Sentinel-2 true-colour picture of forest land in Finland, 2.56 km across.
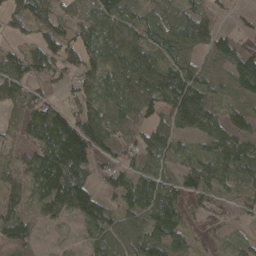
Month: April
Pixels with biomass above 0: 83%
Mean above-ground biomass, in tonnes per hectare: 63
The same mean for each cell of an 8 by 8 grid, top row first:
56 52 44 77 48 68 50 13
28 78 69 67 61 74 52 45
86 56 55 74 97 93 58 77
36 85 74 59 64 97 103 40
44 94 155 73 66 36 54 72
45 90 75 46 70 51 86 73
42 58 99 64 94 76 48 26
79 8 19 53 75 74 18 27
